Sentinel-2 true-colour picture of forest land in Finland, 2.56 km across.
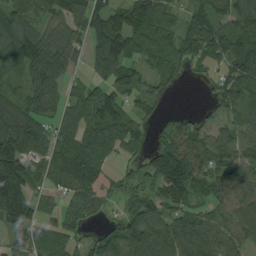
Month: August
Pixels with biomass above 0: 82%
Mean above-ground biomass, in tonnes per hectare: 89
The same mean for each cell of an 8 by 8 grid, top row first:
89 72 89 115 125 45 90 87
132 99 59 144 87 97 94 95
66 92 35 83 64 54 36 103
123 69 90 149 42 20 27 99
140 73 102 100 36 122 102 105
182 65 100 37 68 180 94 92
163 39 82 30 103 76 60 107
69 90 42 91 148 125 116 82
